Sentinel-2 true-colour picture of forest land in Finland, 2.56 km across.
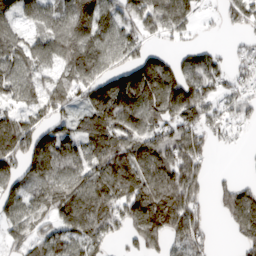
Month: March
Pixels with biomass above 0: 78%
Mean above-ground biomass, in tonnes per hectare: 114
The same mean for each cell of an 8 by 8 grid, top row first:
89 92 148 119 149 160 16 88
122 105 184 125 73 38 52 28
137 79 124 131 190 152 132 63
92 103 60 168 160 140 95 74
164 150 118 164 166 155 74 18
110 120 103 161 178 196 54 17
94 112 165 142 193 237 36 149
71 106 121 58 138 105 54 60
